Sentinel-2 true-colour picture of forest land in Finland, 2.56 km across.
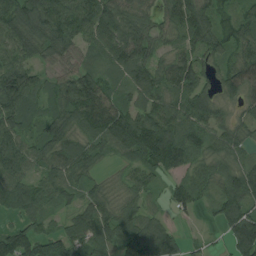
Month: August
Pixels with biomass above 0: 90%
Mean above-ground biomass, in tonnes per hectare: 81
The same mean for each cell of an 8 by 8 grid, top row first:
111 133 115 115 64 79 87 60
93 87 69 92 79 49 76 84
121 42 132 56 83 82 41 106
96 49 117 115 84 80 89 38
86 89 81 82 140 120 78 62
84 74 69 21 62 46 67 106
73 48 62 65 46 38 22 101
115 77 79 74 157 73 18 141
